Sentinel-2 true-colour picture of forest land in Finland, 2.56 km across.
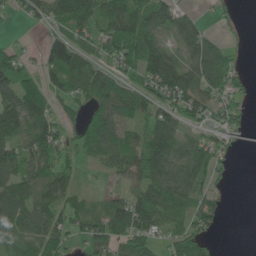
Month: June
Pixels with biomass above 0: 73%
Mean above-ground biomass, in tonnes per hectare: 58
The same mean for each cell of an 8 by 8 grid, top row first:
26 62 84 79 101 64 10 7
27 67 55 64 116 43 71 9
77 51 65 60 89 106 79 31
97 59 28 80 60 75 54 39
69 75 44 82 83 76 51 22
64 62 23 32 94 76 47 0
77 67 40 67 102 68 60 0
57 57 34 85 79 48 37 0
